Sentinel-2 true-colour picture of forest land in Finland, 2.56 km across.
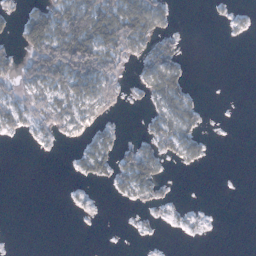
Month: January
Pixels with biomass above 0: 37%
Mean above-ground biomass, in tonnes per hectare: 27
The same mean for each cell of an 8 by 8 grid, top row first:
18 82 98 101 88 5 2 8
24 130 144 78 44 29 0 0
39 73 81 56 31 52 0 0
46 56 37 19 13 57 5 0
2 12 15 28 37 53 9 0
0 0 14 39 74 2 0 0
0 0 5 1 13 9 3 0
0 0 0 0 3 1 2 0
